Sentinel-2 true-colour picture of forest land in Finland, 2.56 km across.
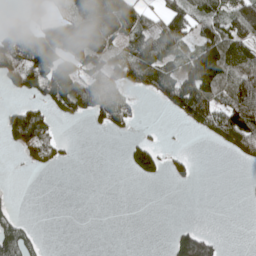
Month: April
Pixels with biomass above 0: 45%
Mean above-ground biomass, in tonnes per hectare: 53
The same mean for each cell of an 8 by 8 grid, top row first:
54 66 78 131 75 115 107 126
124 105 106 73 104 76 98 110
75 109 83 81 98 106 124 104
51 49 57 88 5 50 117 121
46 82 1 0 40 2 16 74
1 2 0 0 34 24 0 1
11 0 0 0 0 0 0 0
72 4 0 0 0 40 44 0
